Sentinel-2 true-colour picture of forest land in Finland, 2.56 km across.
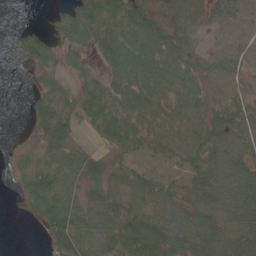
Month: June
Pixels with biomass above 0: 81%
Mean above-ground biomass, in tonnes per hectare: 47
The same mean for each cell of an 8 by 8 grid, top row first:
0 10 72 58 58 51 44 48
10 33 42 66 72 72 31 55
2 34 26 48 74 70 49 43
0 56 53 64 53 47 55 62
8 46 26 40 40 53 71 67
17 58 47 43 38 21 68 75
5 66 52 55 56 52 62 74
0 28 55 49 74 66 76 70
